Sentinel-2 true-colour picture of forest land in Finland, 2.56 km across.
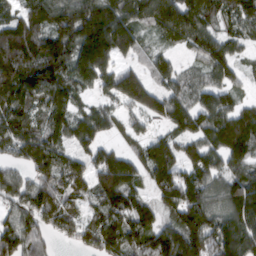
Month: March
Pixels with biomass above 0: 89%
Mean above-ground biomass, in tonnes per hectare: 134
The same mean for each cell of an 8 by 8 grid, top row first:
100 153 206 193 140 204 118 146
213 185 203 172 55 70 125 66
184 174 129 126 125 111 86 50
151 122 86 75 125 139 129 113
139 141 114 61 66 106 131 174
96 129 144 199 89 151 136 152
121 142 77 160 119 167 159 176
155 72 78 151 140 191 202 165
